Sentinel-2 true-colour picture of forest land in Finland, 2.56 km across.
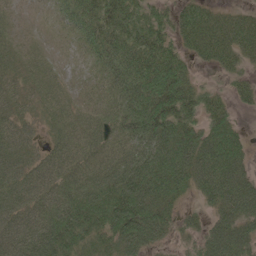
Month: May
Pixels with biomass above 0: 86%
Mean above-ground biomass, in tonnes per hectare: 57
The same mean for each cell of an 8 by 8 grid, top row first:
8 6 59 62 51 46 46 37
19 6 16 68 78 46 62 63
27 21 7 46 96 83 9 31
32 23 19 35 96 94 58 18
53 23 32 35 85 110 98 56
55 47 43 67 105 101 99 84
55 60 85 94 103 45 41 95
71 95 74 74 83 31 72 90
